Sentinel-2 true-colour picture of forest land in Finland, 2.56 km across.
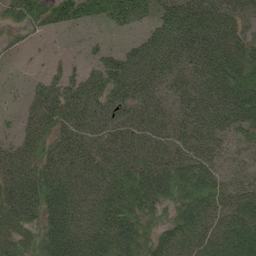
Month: June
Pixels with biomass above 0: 88%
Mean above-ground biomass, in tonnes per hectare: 68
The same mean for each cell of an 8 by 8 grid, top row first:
57 60 62 66 56 73 81 60
16 5 13 26 73 96 83 75
10 42 62 91 100 70 85 94
17 70 98 88 75 54 84 96
47 61 64 64 62 60 67 34
68 83 73 68 91 97 77 39
81 96 70 88 91 75 73 59
51 91 93 102 75 63 66 113
